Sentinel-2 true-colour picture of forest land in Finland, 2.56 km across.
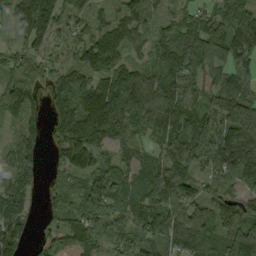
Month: September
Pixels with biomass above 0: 89%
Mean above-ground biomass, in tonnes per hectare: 86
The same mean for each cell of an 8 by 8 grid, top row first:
55 143 55 35 67 49 73 97
46 61 68 73 53 105 113 122
107 71 76 99 96 113 66 79
75 51 114 123 91 99 97 153
79 49 148 72 49 90 157 121
120 37 97 90 77 86 78 95
95 41 95 90 84 102 88 93
103 51 62 50 71 57 76 160
